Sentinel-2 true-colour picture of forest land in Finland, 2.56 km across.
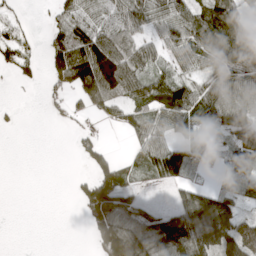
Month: April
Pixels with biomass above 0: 62%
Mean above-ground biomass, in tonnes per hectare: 69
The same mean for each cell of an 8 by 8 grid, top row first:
21 19 67 59 92 100 120 113
59 55 106 111 64 68 102 138
23 38 105 156 88 75 79 107
6 11 23 39 67 116 90 156
0 0 22 9 72 53 39 137
0 0 14 96 38 53 11 64
0 0 40 147 60 75 176 49
0 0 0 170 147 152 164 149
